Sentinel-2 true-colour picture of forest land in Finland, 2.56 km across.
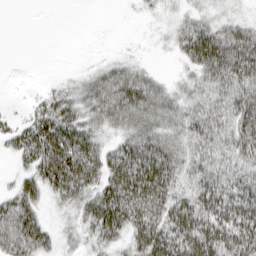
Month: March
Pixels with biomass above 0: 74%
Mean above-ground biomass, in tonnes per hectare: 38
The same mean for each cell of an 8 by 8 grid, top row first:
0 0 0 0 7 15 21 16
0 0 0 2 4 24 81 63
2 4 17 42 35 14 42 57
6 41 37 45 53 39 41 56
35 72 60 25 57 41 41 48
19 59 64 58 82 48 51 45
55 17 38 74 64 56 60 67
69 34 22 36 55 63 70 67
